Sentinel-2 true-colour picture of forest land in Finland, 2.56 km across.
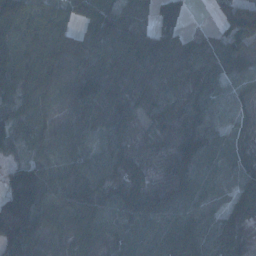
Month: January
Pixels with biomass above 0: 94%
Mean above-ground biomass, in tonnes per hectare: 71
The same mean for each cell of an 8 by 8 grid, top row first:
135 69 76 84 63 94 7 130
100 96 94 80 89 99 55 50
82 91 119 84 90 68 55 45
53 48 63 75 40 47 67 42
41 51 52 61 22 62 91 31
107 75 75 60 42 71 59 55
171 103 115 68 75 86 38 51
97 73 62 36 31 56 57 49
